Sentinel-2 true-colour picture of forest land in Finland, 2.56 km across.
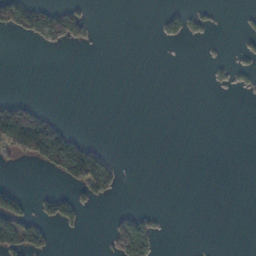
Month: November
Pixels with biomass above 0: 14%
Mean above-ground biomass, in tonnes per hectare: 19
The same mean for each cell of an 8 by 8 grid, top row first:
65 68 35 0 0 24 13 4
0 11 4 0 0 1 1 7
0 0 0 0 0 0 6 9
103 16 0 0 0 0 0 0
123 145 53 1 0 0 0 0
0 12 82 44 0 0 0 0
58 44 31 2 8 0 0 0
66 29 1 50 77 0 0 0
